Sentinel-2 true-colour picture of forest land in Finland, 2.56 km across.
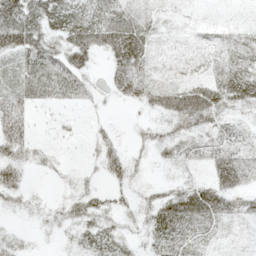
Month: May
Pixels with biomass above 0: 75%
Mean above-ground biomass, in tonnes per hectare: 26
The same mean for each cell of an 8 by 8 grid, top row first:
61 48 40 24 10 6 3 3
58 40 58 58 38 8 15 29
31 52 32 30 38 15 28 45
43 7 6 3 11 54 45 17
41 9 4 22 15 26 33 19
34 7 10 23 8 8 21 43
13 10 30 19 23 68 62 21
17 3 23 34 16 38 13 4
